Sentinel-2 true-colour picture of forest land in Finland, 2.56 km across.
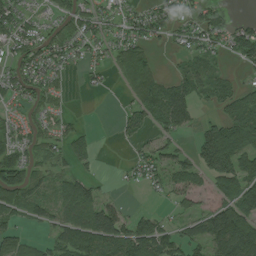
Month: July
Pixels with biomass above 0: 64%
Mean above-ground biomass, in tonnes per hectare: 60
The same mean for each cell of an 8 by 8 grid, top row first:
66 26 64 36 49 54 52 11
53 69 46 43 55 29 48 84
60 50 10 15 100 50 50 19
25 45 4 1 67 112 14 91
62 49 57 4 30 34 117 115
106 49 54 6 40 69 69 114
91 53 139 58 12 34 38 140
56 34 109 114 125 61 104 205
